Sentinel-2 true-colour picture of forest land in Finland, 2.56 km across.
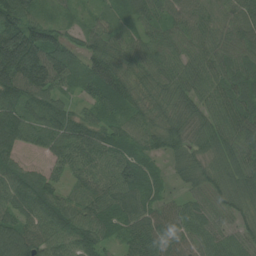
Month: July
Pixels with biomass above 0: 95%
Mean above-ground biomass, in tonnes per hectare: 75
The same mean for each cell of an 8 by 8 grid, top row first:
121 34 20 34 55 57 55 70
190 132 54 69 60 57 62 65
156 133 75 98 71 74 67 69
91 82 42 73 69 75 61 78
93 68 94 79 75 62 68 75
81 56 66 90 79 29 66 77
81 102 82 83 75 50 62 57
109 88 98 48 96 77 62 52
